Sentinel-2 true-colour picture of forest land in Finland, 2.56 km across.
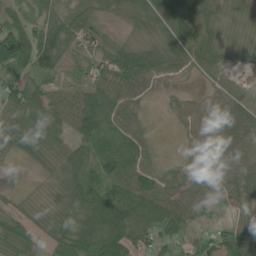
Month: June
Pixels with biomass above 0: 87%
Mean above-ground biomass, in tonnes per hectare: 50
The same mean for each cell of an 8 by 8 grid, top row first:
37 40 40 24 54 70 53 31
97 73 28 33 41 53 63 35
46 31 25 62 61 28 28 24
73 70 96 85 21 21 35 63
37 67 70 58 55 5 35 44
1 23 71 77 68 31 48 45
20 27 69 104 87 66 32 35
54 41 91 93 57 42 36 69
